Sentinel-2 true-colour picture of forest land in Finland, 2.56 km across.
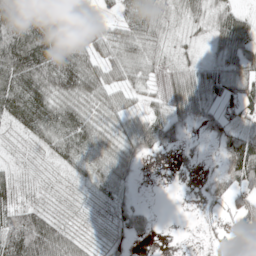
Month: May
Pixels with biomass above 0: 81%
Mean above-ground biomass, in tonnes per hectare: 51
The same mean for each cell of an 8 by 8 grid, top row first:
91 104 96 18 69 39 45 53
128 113 63 51 54 27 22 63
98 91 99 37 31 50 51 47
75 82 62 43 27 52 42 43
15 43 71 48 80 55 19 88
31 14 23 49 6 0 16 90
68 30 12 29 30 0 13 67
124 126 32 30 23 0 8 64
